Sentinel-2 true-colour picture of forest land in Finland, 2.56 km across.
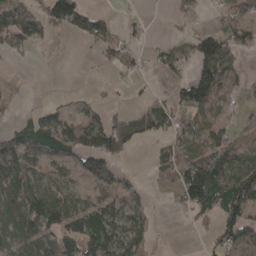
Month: April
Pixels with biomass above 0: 54%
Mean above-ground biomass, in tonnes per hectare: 56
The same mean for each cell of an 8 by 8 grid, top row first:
97 90 108 26 6 26 6 44
56 20 7 43 13 23 91 56
3 0 0 7 9 29 120 37
9 36 20 32 37 54 76 26
78 125 107 122 18 43 74 60
99 44 63 92 7 65 140 116
81 114 63 66 54 18 73 88
64 86 123 94 65 1 10 114
